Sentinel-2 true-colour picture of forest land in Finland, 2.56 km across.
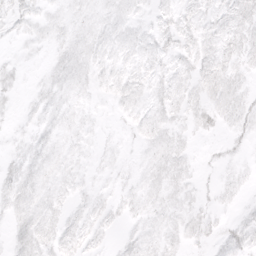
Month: April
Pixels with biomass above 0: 75%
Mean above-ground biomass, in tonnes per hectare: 7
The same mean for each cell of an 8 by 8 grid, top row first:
8 6 8 8 5 8 8 12
3 5 9 8 8 9 10 11
6 6 8 8 8 9 12 7
3 8 6 3 7 8 11 11
5 7 6 3 6 7 2 5
11 7 5 5 7 9 2 4
10 9 5 6 8 7 5 3
9 10 10 3 8 6 6 11
